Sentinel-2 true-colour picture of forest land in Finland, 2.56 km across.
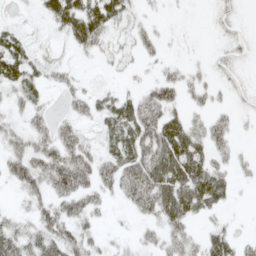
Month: May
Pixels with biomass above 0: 60%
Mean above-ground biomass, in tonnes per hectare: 31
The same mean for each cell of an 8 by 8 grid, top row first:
8 28 60 45 15 1 3 7
46 16 28 21 23 2 4 17
47 25 15 5 10 33 17 9
20 21 29 44 57 27 25 10
26 42 53 43 66 66 42 9
40 56 61 45 69 66 58 12
13 38 44 11 42 59 34 2
50 49 45 11 18 37 31 17
